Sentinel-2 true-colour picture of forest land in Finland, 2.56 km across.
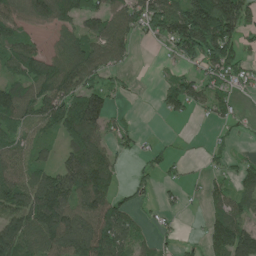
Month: June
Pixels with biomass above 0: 69%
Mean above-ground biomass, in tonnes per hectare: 86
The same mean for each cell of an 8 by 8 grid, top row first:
90 137 115 107 136 173 258 157
110 47 120 111 7 80 179 89
88 140 111 34 0 70 66 65
143 126 176 61 1 47 55 20
89 42 123 56 22 11 18 12
125 81 151 78 37 20 31 63
126 160 99 103 29 24 36 74
133 115 132 129 44 20 56 124
